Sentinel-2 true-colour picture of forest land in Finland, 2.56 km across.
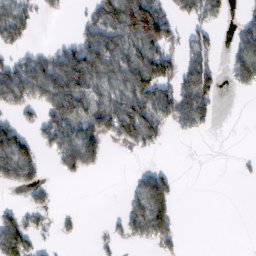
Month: February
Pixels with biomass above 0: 45%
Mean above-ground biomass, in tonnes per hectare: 57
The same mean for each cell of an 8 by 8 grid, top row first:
89 16 21 124 190 67 62 19
44 27 100 110 99 51 51 70
114 141 136 70 108 95 79 62
46 76 103 121 118 119 59 0
99 59 129 26 60 2 0 0
77 9 25 0 46 23 0 4
21 25 3 0 125 41 0 0
124 7 6 19 66 39 0 0
